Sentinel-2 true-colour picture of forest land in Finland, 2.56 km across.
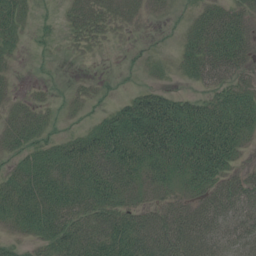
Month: July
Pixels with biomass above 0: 75%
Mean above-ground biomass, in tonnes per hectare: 51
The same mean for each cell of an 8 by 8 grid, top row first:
47 8 37 30 15 8 58 46
16 7 11 3 7 14 77 63
9 9 9 8 8 9 51 42
26 19 12 36 98 89 77 92
36 36 63 102 113 119 118 54
51 82 91 106 57 55 85 37
69 89 76 73 35 36 62 56
20 52 83 92 85 85 59 50
